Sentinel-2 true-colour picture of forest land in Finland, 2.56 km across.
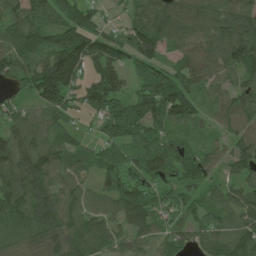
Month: June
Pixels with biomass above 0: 90%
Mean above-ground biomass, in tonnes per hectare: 83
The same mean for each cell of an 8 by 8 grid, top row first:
87 73 82 20 83 111 87 92
95 88 124 80 115 70 96 115
58 156 67 111 78 94 74 58
60 84 52 99 111 115 41 86
129 82 38 74 81 69 37 69
125 117 68 76 84 67 52 55
113 121 104 82 98 59 57 90
75 89 80 80 71 66 73 90
